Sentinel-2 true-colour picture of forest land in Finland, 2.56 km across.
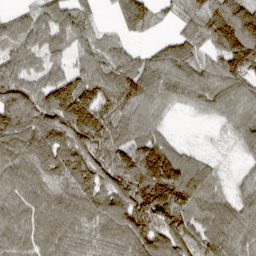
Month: March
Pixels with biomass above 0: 91%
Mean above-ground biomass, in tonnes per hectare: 92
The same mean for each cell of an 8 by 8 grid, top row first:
44 96 79 22 92 34 99 151
80 101 58 51 23 79 70 190
95 101 96 93 106 90 88 96
117 113 166 103 74 21 46 78
107 124 112 100 105 39 7 46
90 83 120 96 141 145 76 24
91 105 110 113 148 149 96 74
96 112 90 103 107 114 110 86
